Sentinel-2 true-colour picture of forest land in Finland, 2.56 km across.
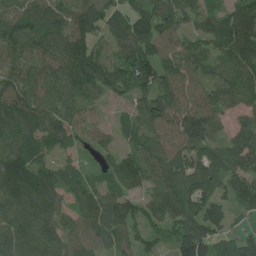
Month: July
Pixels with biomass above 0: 91%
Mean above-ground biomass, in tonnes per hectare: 104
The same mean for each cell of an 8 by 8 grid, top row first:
88 101 113 97 101 100 80 104
102 103 133 63 125 91 77 124
102 112 127 113 133 118 99 138
124 122 91 25 98 120 137 80
120 102 68 54 109 92 109 105
137 102 73 97 113 107 119 116
117 110 97 119 89 131 103 75
120 124 107 108 88 98 132 93
